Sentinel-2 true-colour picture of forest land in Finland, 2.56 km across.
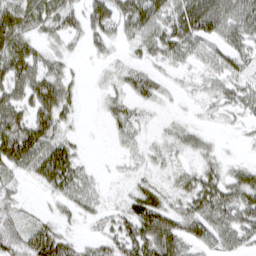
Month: March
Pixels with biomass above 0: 75%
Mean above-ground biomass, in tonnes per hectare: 40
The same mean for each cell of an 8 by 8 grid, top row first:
54 52 35 58 71 60 93 60
71 25 12 19 33 52 34 45
73 60 10 18 39 11 28 35
61 59 13 30 15 7 17 34
95 60 13 7 20 26 15 7
35 61 37 6 20 25 37 35
35 10 32 20 57 36 63 59
64 77 20 46 79 66 43 41
